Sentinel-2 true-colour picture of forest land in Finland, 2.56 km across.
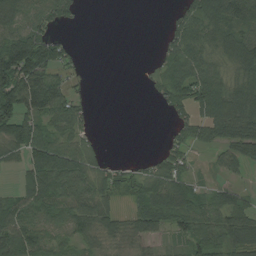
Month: August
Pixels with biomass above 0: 68%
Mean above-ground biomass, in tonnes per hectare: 57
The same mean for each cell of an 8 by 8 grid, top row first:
68 60 20 0 0 35 91 110
152 108 12 0 0 68 55 96
161 99 19 0 15 91 93 63
111 93 44 0 0 40 84 99
88 86 49 0 0 41 45 94
21 101 76 42 45 67 14 28
73 71 70 44 76 79 61 64
92 41 46 34 48 29 73 72
